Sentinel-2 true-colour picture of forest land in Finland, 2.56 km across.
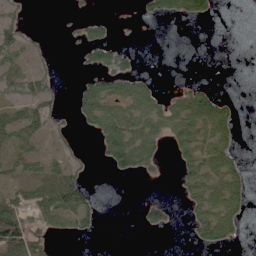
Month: June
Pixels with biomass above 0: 39%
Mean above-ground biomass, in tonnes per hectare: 28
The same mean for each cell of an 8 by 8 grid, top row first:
17 0 8 8 20 51 35 0
45 4 21 48 1 0 0 0
51 25 11 42 21 2 3 0
36 33 32 51 62 54 65 12
36 12 5 57 63 36 57 14
28 38 24 10 13 16 55 37
76 64 67 0 29 8 58 41
119 27 11 0 0 0 31 9
